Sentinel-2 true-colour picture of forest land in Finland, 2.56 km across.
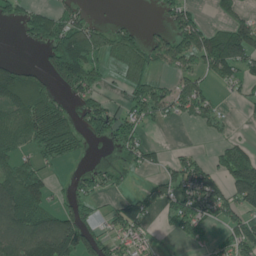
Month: June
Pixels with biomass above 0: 55%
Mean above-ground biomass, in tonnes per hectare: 72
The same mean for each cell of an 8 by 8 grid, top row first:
58 81 60 10 1 81 19 60
4 99 168 84 90 100 139 154
183 74 112 20 87 58 45 63
128 114 59 66 85 52 52 6
74 94 33 67 67 5 9 45
105 40 29 41 15 82 85 144
164 71 60 35 54 82 79 84
111 175 129 51 37 22 24 101
